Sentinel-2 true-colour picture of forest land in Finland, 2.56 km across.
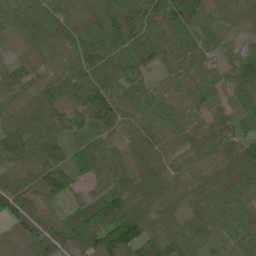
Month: June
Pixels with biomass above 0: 97%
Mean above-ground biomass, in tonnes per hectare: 68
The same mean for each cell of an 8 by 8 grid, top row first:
82 84 56 96 93 99 39 33
40 59 71 104 89 70 43 27
53 44 62 72 57 33 47 83
55 59 65 101 57 52 35 44
83 81 65 39 61 35 58 63
65 105 65 71 55 43 53 90
93 53 66 117 64 43 67 86
58 88 97 147 102 68 66 76
